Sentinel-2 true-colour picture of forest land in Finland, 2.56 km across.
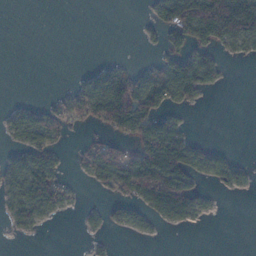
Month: January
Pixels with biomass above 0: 40%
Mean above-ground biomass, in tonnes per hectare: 44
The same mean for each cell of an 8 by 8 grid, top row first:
0 0 0 0 8 115 205 209
0 0 0 0 6 38 62 37
0 0 27 85 46 101 57 0
22 37 47 159 100 26 1 0
22 48 12 46 110 134 17 0
61 82 14 78 173 174 44 35
50 50 9 25 52 127 19 0
5 0 1 4 5 0 0 0
